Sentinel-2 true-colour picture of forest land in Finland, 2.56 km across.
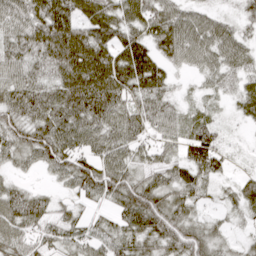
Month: April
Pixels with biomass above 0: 89%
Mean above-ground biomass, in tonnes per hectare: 55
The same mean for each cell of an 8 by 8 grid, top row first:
62 83 58 63 72 57 36 28
57 82 103 79 67 75 62 44
60 54 101 101 87 21 28 38
61 68 74 72 60 38 19 28
61 76 62 64 42 47 77 7
21 19 68 72 46 51 59 23
69 40 28 37 93 61 21 42
61 48 51 53 59 64 54 22
